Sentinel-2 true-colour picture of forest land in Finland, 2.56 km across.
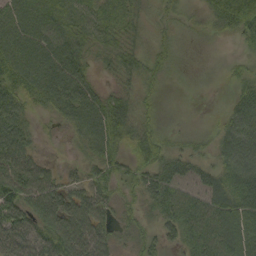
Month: September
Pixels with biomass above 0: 90%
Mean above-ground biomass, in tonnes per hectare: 47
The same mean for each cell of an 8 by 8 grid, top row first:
57 54 50 54 27 16 31 92
66 65 52 47 30 24 10 16
55 62 61 21 35 11 8 32
54 26 65 66 31 6 6 57
72 9 27 57 56 25 27 87
79 44 26 47 54 58 40 60
70 72 69 38 33 79 72 59
65 75 73 40 38 34 75 82
